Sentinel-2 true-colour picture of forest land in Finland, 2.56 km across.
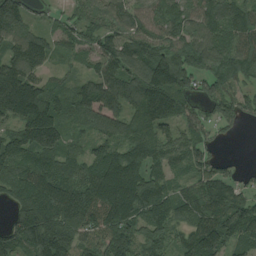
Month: August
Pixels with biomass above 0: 91%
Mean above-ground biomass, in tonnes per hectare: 132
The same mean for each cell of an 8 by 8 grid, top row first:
182 33 102 134 105 139 136 130
130 112 76 141 164 186 168 151
226 71 58 126 164 183 127 146
179 153 88 103 144 136 89 126
130 166 60 124 149 124 99 3
114 155 141 218 160 63 119 50
89 185 188 204 158 112 157 161
143 178 132 165 116 81 194 124
